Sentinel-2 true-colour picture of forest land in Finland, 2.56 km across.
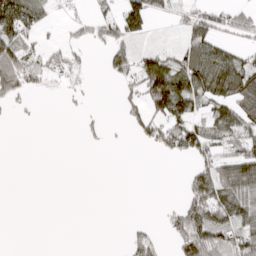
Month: March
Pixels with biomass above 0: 43%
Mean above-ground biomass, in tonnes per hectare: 34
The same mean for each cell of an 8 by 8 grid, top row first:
105 21 13 27 67 13 53 44
65 22 17 40 20 24 76 28
83 20 7 12 91 110 114 103
4 0 7 0 39 76 36 59
0 0 4 2 18 57 51 43
0 0 0 0 0 0 74 103
0 0 0 0 0 25 104 71
0 0 0 0 39 49 91 60
